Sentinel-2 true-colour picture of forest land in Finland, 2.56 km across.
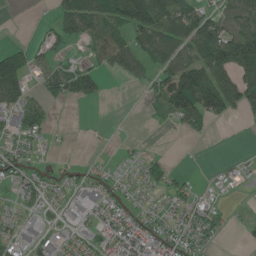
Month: June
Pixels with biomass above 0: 56%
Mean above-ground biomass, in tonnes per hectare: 49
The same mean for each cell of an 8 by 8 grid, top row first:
0 7 146 98 166 95 61 72
26 34 15 79 75 88 127 148
99 51 75 7 26 152 123 79
71 28 0 0 8 86 110 41
39 12 2 4 8 1 4 0
57 36 26 27 40 22 6 17
35 34 39 61 31 45 38 6
42 30 43 67 74 67 34 6
